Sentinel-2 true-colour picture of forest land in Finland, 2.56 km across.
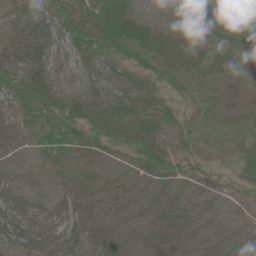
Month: June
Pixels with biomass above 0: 61%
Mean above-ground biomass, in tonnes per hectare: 21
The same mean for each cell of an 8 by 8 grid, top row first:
35 29 27 27 14 17 41 45
37 33 36 26 34 37 29 35
1 1 1 1 1 10 22 13
1 0 1 0 1 3 5 9
22 25 31 19 30 23 15 15
28 10 14 19 22 25 17 18
59 37 31 19 17 25 23 19
55 54 42 22 17 20 15 14
